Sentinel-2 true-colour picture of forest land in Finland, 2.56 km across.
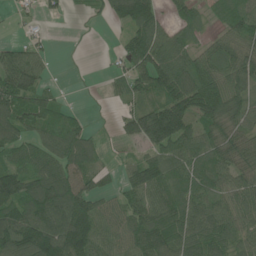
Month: June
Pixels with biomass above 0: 79%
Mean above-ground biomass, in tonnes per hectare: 80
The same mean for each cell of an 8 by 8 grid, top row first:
19 19 6 58 121 39 27 74
47 23 0 9 135 97 43 73
116 29 1 40 113 132 109 99
118 84 19 9 99 141 138 70
76 87 93 13 90 124 76 70
108 119 92 26 106 88 89 72
110 163 108 58 92 101 90 77
135 161 146 76 122 103 100 71
